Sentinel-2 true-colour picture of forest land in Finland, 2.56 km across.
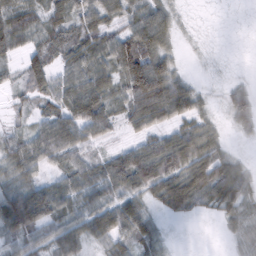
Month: February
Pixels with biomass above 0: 82%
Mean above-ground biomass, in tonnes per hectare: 56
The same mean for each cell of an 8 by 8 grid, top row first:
70 57 59 48 70 29 1 1
46 67 67 75 107 27 3 0
27 74 66 58 156 78 4 11
25 58 93 56 99 83 27 59
54 78 65 25 53 83 70 8
57 33 62 85 110 70 71 65
119 93 60 78 50 45 36 60
57 65 59 58 57 5 0 35
